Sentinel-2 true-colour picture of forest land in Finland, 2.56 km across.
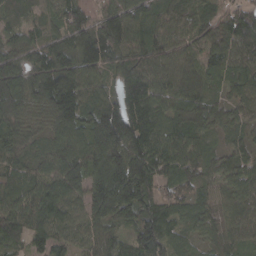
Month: March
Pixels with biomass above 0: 96%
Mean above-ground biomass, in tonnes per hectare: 89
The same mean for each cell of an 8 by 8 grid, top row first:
23 40 79 91 88 79 66 78
69 90 119 119 109 77 80 91
117 148 130 62 118 92 68 83
103 109 115 122 110 74 64 55
73 70 102 156 129 89 59 49
66 87 117 174 152 84 60 80
98 113 76 151 117 61 50 85
51 64 60 67 113 56 50 66
